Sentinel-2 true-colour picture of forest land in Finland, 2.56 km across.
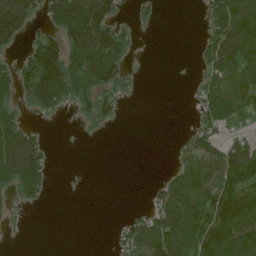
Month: June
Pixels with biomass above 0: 52%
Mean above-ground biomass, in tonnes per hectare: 72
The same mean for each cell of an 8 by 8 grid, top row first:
201 85 230 95 23 0 58 151
45 126 153 155 3 0 75 161
97 203 112 108 6 0 59 107
67 70 41 65 0 0 72 88
178 33 1 0 0 11 66 56
153 57 0 0 0 64 121 155
37 8 0 0 17 135 139 146
1 0 0 14 123 156 151 158
